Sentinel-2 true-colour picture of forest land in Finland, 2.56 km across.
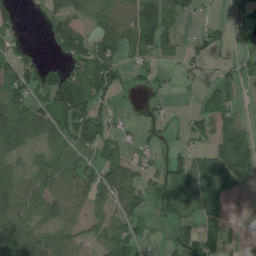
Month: July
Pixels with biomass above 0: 64%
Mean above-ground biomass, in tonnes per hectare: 50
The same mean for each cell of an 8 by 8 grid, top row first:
37 40 44 70 92 49 11 33
24 17 85 89 61 46 33 20
73 78 82 89 25 17 18 44
66 72 91 31 17 13 50 28
47 33 61 45 23 18 38 103
44 54 70 67 37 80 70 103
68 58 42 47 44 65 53 15
85 54 41 82 29 33 45 30
